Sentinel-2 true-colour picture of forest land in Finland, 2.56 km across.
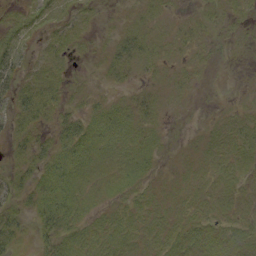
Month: September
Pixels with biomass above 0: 72%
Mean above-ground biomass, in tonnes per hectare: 10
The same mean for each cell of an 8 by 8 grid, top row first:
5 8 9 2 7 4 6 8
11 9 6 9 14 6 5 3
18 14 2 7 6 5 2 1
18 14 11 11 10 3 1 5
10 17 28 13 10 2 6 11
13 21 15 11 8 4 7 8
13 33 16 7 7 6 7 6
17 21 15 11 8 9 9 8
